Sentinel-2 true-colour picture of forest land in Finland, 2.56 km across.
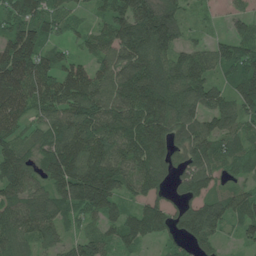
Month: June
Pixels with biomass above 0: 90%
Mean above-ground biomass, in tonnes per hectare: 99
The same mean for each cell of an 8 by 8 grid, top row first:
92 97 33 88 137 83 17 40
146 58 34 102 156 96 76 88
148 112 122 107 166 129 97 118
109 83 149 126 153 122 107 111
75 94 146 136 157 82 116 66
124 98 152 133 124 58 110 45
118 113 111 85 83 55 107 92
94 60 72 67 78 49 70 37
